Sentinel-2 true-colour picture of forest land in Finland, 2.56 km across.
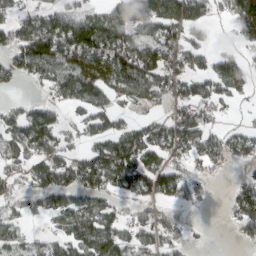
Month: March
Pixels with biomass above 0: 65%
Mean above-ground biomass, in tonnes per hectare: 80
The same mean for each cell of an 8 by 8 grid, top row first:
69 87 87 84 127 133 62 147
97 153 172 152 117 104 48 36
45 83 144 102 121 94 93 99
55 67 51 77 22 57 59 11
90 91 38 111 128 99 86 75
47 93 113 121 122 89 29 24
45 76 90 63 54 35 9 86
57 45 103 131 54 52 5 23
